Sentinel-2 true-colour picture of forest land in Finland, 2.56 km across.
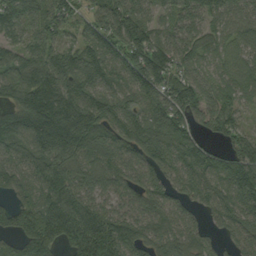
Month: September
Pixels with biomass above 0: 92%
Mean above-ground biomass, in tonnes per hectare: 116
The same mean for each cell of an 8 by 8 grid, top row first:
145 121 68 128 81 75 83 80
70 110 92 127 174 92 67 76
121 161 163 91 146 133 70 75
138 226 170 127 115 136 100 59
109 186 171 136 144 156 65 103
94 147 102 100 85 88 117 152
101 169 153 64 93 75 79 119
99 173 205 177 96 100 52 74
